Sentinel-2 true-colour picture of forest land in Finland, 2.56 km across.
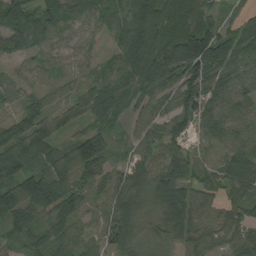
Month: August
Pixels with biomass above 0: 92%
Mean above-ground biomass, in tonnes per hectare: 75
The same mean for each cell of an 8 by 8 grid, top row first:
95 64 64 76 87 62 51 31
67 53 49 39 114 116 158 75
40 36 42 46 85 114 117 91
56 84 82 77 63 117 82 70
126 107 122 49 68 77 45 80
107 95 75 70 80 83 56 97
120 87 67 102 53 99 27 60
46 60 55 57 54 37 59 53
